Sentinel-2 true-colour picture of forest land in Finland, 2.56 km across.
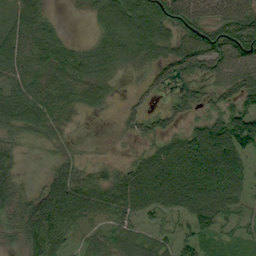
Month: September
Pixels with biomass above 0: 78%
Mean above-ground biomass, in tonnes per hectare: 49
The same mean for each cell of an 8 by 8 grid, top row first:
49 28 5 77 87 89 60 90
58 59 28 56 58 50 85 99
53 48 62 27 16 29 42 68
68 60 25 6 22 26 25 88
23 18 3 2 17 37 96 102
37 28 42 35 59 73 68 52
38 84 60 54 49 54 82 40
18 85 30 38 43 52 37 27
